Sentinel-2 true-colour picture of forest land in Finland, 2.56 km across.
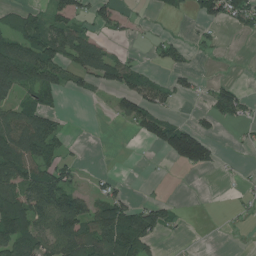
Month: July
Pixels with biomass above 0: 46%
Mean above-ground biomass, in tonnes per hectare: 53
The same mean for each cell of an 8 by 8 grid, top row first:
44 46 44 43 7 12 54 71
95 111 103 23 6 36 16 0
129 96 41 67 57 30 11 7
77 71 0 26 89 15 32 48
136 101 5 0 22 148 75 6
114 92 22 17 1 1 5 9
130 118 106 105 58 17 0 12
120 93 115 135 100 6 0 1
